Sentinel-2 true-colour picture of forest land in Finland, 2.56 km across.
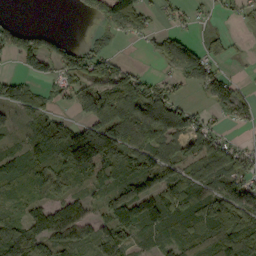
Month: September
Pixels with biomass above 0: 70%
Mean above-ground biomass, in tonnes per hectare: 75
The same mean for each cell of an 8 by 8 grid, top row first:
9 0 13 93 65 38 21 29
82 74 46 39 12 82 51 7
60 44 86 120 59 51 90 21
42 40 25 126 155 120 31 52
25 75 201 146 100 68 92 32
109 108 70 75 119 84 103 73
55 89 87 85 109 115 106 121
148 103 79 104 39 89 107 116
